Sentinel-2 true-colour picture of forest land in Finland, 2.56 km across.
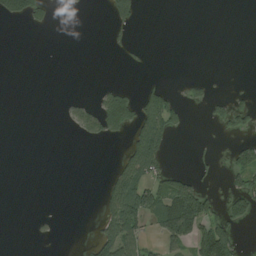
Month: August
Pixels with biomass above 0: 20%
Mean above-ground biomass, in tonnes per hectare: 30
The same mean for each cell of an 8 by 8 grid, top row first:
49 23 1 48 7 0 0 0
0 0 0 10 6 0 0 0
0 0 0 3 7 2 16 0
0 0 34 158 100 65 19 45
0 0 5 10 143 7 3 29
0 0 0 47 106 59 12 53
0 0 0 94 123 151 67 48
0 5 2 107 41 80 121 26
